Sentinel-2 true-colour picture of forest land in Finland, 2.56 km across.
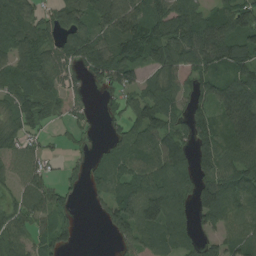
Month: August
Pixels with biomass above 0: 79%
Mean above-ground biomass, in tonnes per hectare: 76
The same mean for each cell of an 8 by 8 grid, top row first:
117 46 94 132 102 117 68 109
81 81 93 89 107 130 101 98
84 85 43 71 54 71 72 94
86 52 26 25 101 61 78 108
65 22 17 43 83 87 102 111
53 51 34 76 89 103 85 90
59 73 11 66 128 98 103 71
68 59 13 30 74 83 41 75
